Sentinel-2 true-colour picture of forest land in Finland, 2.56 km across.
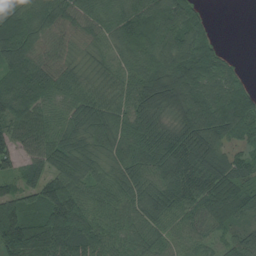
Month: August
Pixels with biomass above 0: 93%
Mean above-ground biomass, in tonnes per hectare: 83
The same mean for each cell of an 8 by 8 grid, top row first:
81 84 90 80 122 130 27 0
115 76 38 59 85 115 62 1
81 93 54 53 100 115 100 53
71 58 78 68 106 72 118 130
69 77 71 69 92 90 101 50
52 77 80 64 75 109 103 74
107 114 122 77 82 88 88 81
176 166 99 80 66 57 48 64
